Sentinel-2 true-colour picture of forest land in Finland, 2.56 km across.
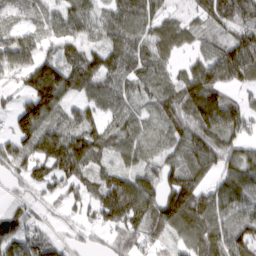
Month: March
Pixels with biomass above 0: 86%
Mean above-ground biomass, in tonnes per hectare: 74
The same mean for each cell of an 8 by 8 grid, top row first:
31 44 85 77 79 35 68 92
109 41 60 73 47 53 44 97
47 157 101 72 63 49 126 69
70 104 57 60 41 91 150 80
82 115 114 73 55 70 92 59
53 75 85 77 74 74 49 95
36 38 47 138 107 119 98 79
76 53 26 43 62 42 79 86
